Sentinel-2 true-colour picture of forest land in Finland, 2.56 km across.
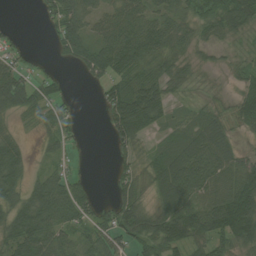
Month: August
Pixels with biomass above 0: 73%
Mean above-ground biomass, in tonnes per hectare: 57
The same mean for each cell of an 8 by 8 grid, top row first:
0 35 71 63 73 56 64 75
31 11 85 100 95 55 22 8
71 29 13 66 64 45 4 29
40 45 9 66 120 21 36 65
38 23 12 38 25 64 91 22
54 45 23 22 35 108 101 95
59 88 80 47 58 93 88 155
76 85 44 69 88 92 79 82
